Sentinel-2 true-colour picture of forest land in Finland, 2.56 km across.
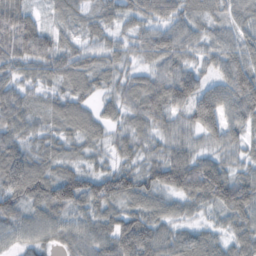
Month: October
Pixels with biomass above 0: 91%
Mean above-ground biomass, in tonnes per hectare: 53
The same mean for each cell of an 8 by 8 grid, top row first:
73 18 30 25 45 49 29 46
58 57 39 37 44 60 39 61
40 38 52 33 46 91 37 74
60 31 49 30 62 55 101 79
53 36 36 30 32 42 29 42
87 65 67 78 62 91 113 51
53 75 53 45 51 35 38 90
39 41 55 81 88 50 46 54
